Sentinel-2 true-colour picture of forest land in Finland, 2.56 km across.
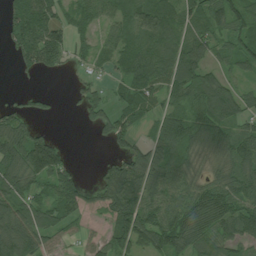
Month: July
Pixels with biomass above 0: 78%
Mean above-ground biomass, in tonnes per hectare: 77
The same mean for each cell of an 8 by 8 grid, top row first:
87 80 68 64 105 76 94 92
66 128 39 63 80 81 70 76
9 5 24 36 90 88 87 39
45 18 24 58 60 61 91 75
115 111 0 45 52 101 95 105
117 115 26 71 95 89 46 109
106 79 59 97 114 97 141 94
158 67 37 87 109 120 98 77
